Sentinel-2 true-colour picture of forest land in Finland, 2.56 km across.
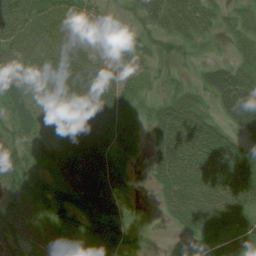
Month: July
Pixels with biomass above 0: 84%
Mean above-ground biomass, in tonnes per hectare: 45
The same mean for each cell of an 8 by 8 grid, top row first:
54 64 51 18 66 46 27 32
66 67 48 53 33 29 10 27
65 56 66 46 17 15 34 53
29 49 55 43 27 56 26 61
49 57 65 39 20 66 54 26
73 50 71 45 6 58 49 55
46 75 60 52 6 40 52 47
37 37 50 74 15 4 41 50
